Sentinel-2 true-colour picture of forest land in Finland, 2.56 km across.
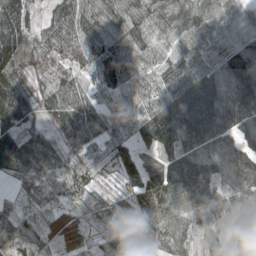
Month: May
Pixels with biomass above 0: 95%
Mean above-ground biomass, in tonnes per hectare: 97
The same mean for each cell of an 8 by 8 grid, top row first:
154 53 111 112 110 106 92 71
145 93 83 113 98 73 88 93
103 60 64 101 74 91 126 148
167 85 121 82 91 169 161 145
177 86 102 96 75 127 145 91
78 94 92 35 120 155 116 119
40 38 38 33 90 113 107 82
113 47 25 69 56 101 82 72
